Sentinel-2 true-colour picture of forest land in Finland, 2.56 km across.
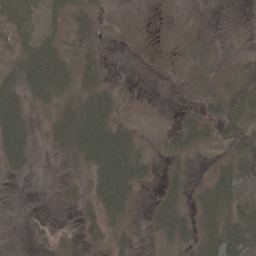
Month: May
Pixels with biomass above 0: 71%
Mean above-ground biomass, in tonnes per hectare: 25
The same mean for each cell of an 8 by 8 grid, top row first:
45 27 27 6 0 5 1 1
24 48 21 4 1 6 8 6
34 63 25 8 1 4 10 44
54 14 48 36 3 9 26 59
84 12 48 70 13 35 19 40
9 1 8 82 25 22 17 32
3 2 15 54 6 41 45 28
5 8 12 18 8 29 43 65
